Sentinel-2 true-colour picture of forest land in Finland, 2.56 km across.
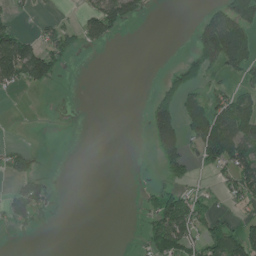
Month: June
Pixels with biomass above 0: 39%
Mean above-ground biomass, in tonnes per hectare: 40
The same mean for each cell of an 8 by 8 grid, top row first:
23 15 30 104 22 0 62 94
114 73 36 8 0 3 110 107
62 70 1 0 1 63 40 33
0 2 0 0 18 88 100 103
16 2 0 0 3 95 148 112
52 26 0 0 1 43 10 99
79 29 0 0 21 100 37 20
3 0 0 0 30 118 63 90
